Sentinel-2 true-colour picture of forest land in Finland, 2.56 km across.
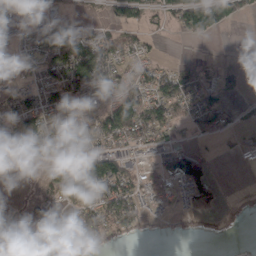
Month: March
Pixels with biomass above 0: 57%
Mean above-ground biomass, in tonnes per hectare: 55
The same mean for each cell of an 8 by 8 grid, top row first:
55 35 17 38 47 57 99 39
43 111 116 73 36 0 0 2
30 64 116 62 56 79 36 28
75 75 36 88 117 61 71 29
79 88 103 66 60 35 16 25
10 38 91 120 48 104 72 0
4 41 69 101 51 33 70 2
160 114 83 39 7 6 9 0
